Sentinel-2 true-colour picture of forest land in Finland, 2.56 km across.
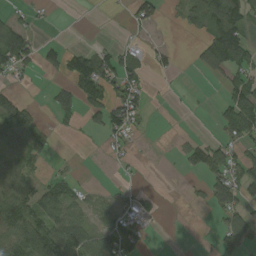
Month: August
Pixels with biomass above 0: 43%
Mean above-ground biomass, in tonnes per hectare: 42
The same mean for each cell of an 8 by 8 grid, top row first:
18 5 0 1 44 10 89 79
121 26 25 22 14 10 66 108
20 10 86 68 29 4 10 66
76 15 49 76 28 1 2 104
53 31 2 22 2 7 46 47
65 22 9 2 2 2 59 63
106 85 47 39 30 0 26 64
97 144 112 100 33 0 3 71
